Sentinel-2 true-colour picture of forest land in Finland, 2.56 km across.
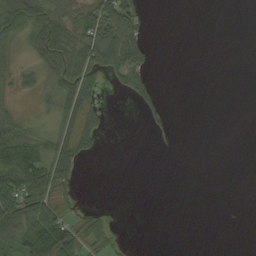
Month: September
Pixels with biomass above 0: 39%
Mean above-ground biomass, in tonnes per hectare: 26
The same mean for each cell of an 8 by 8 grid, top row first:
69 57 42 77 32 0 0 0
27 61 53 82 37 0 0 0
28 30 58 17 36 0 0 0
20 24 59 5 16 3 0 0
87 43 46 0 0 3 0 0
102 85 21 0 0 0 0 0
69 64 19 3 0 0 0 0
63 128 66 30 0 0 0 0
